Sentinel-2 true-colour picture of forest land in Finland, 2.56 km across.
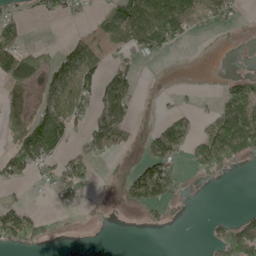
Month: May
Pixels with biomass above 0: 41%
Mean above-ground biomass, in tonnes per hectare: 50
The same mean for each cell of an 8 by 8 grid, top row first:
29 29 18 66 154 161 59 15
78 18 79 46 83 27 3 4
111 77 129 92 3 0 0 43
85 87 58 129 6 25 19 113
93 124 40 120 31 76 99 110
54 27 57 8 94 41 30 0
51 2 13 6 52 6 0 5
61 22 0 0 0 0 17 101
